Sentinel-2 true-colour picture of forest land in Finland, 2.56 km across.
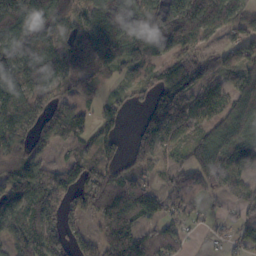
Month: October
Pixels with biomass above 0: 82%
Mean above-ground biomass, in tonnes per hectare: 108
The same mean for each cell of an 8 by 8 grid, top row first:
130 162 100 122 168 180 189 95
130 161 127 190 166 122 58 86
107 123 102 58 68 197 107 125
153 127 80 57 54 188 124 151
130 74 71 55 80 86 116 134
115 115 115 86 57 61 120 74
122 129 74 129 124 78 38 59
97 124 52 143 97 79 18 69
